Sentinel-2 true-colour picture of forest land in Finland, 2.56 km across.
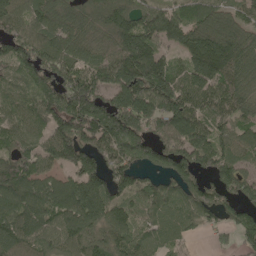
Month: May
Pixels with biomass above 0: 88%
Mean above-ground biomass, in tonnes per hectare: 121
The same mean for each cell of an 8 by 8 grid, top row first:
127 120 79 129 119 100 111 78
129 129 102 103 183 90 211 149
62 131 137 154 212 135 173 110
64 136 180 199 191 187 132 97
64 101 152 172 136 141 137 101
120 79 135 110 67 119 71 100
128 124 181 128 91 123 137 112
124 91 112 109 68 75 24 72
